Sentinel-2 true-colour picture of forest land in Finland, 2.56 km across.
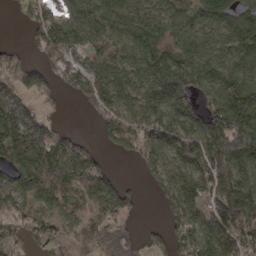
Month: March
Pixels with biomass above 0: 79%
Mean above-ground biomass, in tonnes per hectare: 109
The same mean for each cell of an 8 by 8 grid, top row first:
17 94 105 110 105 95 107 110
27 100 89 75 131 92 103 132
102 63 111 143 112 195 134 143
167 34 19 89 129 148 111 194
174 194 75 48 129 130 190 278
103 217 185 42 32 94 157 141
79 77 67 143 13 105 115 202
46 70 69 60 33 82 117 145
